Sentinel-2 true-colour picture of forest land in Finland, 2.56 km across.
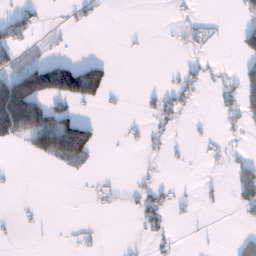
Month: January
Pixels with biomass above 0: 22%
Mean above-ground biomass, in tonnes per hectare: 27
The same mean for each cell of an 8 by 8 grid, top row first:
37 3 15 1 0 5 4 16
45 11 0 0 1 5 8 42
115 159 190 29 0 15 18 45
196 71 19 3 14 26 1 55
28 122 160 1 13 5 11 6
3 0 9 5 6 1 3 46
3 1 0 13 38 15 6 26
4 1 8 0 8 7 3 20
